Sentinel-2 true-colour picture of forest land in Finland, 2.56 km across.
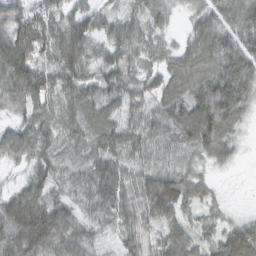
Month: February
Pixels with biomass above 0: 93%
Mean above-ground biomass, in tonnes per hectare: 70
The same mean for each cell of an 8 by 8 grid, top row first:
62 62 51 40 49 18 76 106
113 64 76 56 58 39 99 97
93 71 72 61 63 77 112 111
37 69 89 68 70 95 136 70
68 73 74 89 76 67 89 24
26 74 63 88 83 96 30 4
103 106 62 77 78 85 32 8
101 116 70 27 59 77 33 85
